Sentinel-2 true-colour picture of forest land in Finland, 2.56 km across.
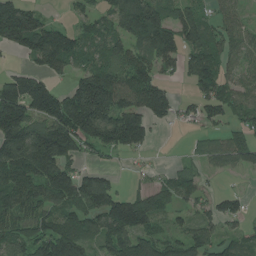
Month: July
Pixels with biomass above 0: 74%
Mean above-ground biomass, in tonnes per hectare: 95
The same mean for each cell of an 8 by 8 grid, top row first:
189 29 39 89 189 88 51 35
77 166 81 83 120 121 99 55
116 70 83 122 111 29 108 53
196 165 217 167 139 60 69 57
168 196 114 111 70 0 39 74
147 151 97 34 16 61 27 16
106 82 98 132 129 60 49 42
98 133 137 116 114 74 74 61
